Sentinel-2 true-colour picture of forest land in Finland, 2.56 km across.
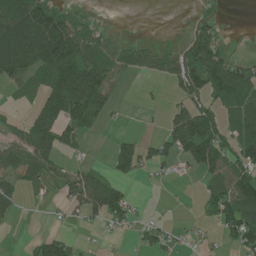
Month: July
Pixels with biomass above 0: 51%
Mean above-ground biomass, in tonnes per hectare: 47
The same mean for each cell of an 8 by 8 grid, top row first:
89 111 29 0 0 0 20 0
122 180 122 41 20 16 79 1
59 78 132 59 7 42 91 85
10 76 88 19 3 42 68 73
50 87 28 21 30 72 120 68
39 28 50 36 18 11 43 75
32 4 49 88 3 3 37 93
0 58 9 4 30 16 9 61
